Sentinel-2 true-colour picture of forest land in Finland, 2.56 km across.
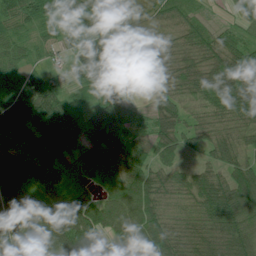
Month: July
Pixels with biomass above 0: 92%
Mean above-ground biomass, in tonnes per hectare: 79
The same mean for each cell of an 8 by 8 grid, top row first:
54 38 84 62 45 72 16 50
40 26 94 112 69 64 86 58
54 55 62 118 97 71 110 133
113 114 44 63 22 92 72 110
56 135 76 96 40 64 71 63
80 83 47 82 76 62 72 80
94 99 128 99 108 65 109 119
71 88 121 51 113 95 103 101
